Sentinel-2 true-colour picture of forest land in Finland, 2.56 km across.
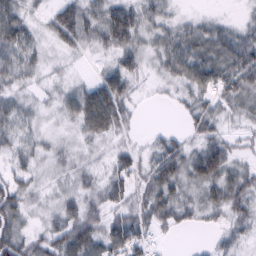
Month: February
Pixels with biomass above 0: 82%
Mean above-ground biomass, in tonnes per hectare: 34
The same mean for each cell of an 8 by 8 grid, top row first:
47 22 50 50 29 13 12 7
58 16 22 33 21 47 44 54
29 11 11 57 10 31 68 60
39 8 66 78 3 7 43 27
31 15 12 17 11 35 48 16
25 12 25 34 39 50 62 41
45 14 49 42 45 48 36 43
54 43 71 71 40 5 9 27
